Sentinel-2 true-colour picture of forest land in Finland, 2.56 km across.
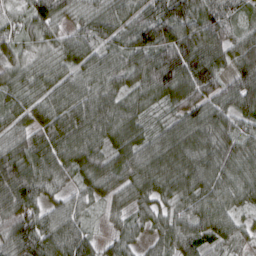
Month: March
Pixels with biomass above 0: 97%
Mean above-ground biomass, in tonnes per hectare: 71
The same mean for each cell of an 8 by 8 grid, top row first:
40 93 55 70 80 109 86 49
56 46 69 60 95 102 109 73
53 57 59 65 74 109 96 74
59 63 93 81 52 58 82 74
66 79 93 76 70 87 76 64
119 73 58 79 86 82 75 69
94 57 47 35 49 52 70 43
86 93 81 38 34 75 76 51
